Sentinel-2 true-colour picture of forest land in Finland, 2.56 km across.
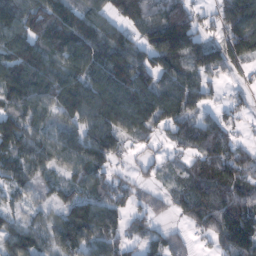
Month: February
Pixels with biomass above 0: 84%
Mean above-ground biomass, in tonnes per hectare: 94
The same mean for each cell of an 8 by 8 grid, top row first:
130 137 108 77 68 106 32 144
130 118 151 137 103 170 102 113
153 143 122 129 124 102 53 25
108 81 127 139 121 119 41 36
135 104 120 97 39 41 113 53
83 51 78 70 29 34 128 108
41 46 115 98 45 47 120 129
96 63 102 91 66 45 38 169
